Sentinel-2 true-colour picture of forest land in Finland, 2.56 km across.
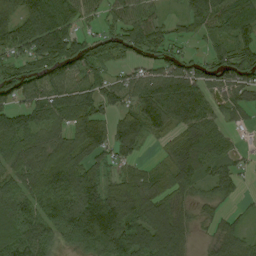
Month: August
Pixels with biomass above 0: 83%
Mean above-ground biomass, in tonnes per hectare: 75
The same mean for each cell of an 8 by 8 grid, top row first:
74 107 69 54 70 23 83 81
75 123 90 61 81 39 33 63
82 93 82 56 74 99 60 72
84 95 111 55 106 97 56 33
102 81 100 89 42 56 75 15
91 117 89 45 52 75 51 35
107 87 133 115 92 53 27 15
112 90 115 114 95 78 20 52
